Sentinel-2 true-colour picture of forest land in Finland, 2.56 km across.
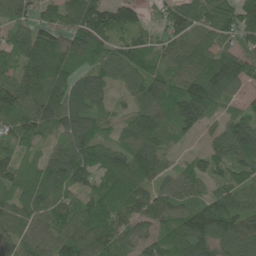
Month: June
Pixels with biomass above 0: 93%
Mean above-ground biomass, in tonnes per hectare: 99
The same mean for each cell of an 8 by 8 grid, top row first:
64 69 125 138 51 118 101 120
108 137 111 92 79 87 101 82
127 122 93 65 106 101 184 105
130 122 106 40 81 121 87 53
86 49 112 64 118 31 48 150
87 107 87 94 107 76 86 96
90 102 93 105 88 100 130 112
87 90 134 106 89 102 135 137
